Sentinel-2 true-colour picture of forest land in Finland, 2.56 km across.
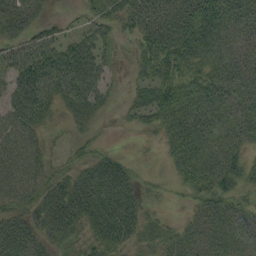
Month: September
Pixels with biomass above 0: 86%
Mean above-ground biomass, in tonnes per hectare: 44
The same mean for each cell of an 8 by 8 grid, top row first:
67 16 17 49 66 69 58 51
38 47 64 23 49 59 60 41
49 61 78 17 26 61 51 51
59 35 41 10 36 64 54 41
59 26 32 9 9 51 50 36
65 48 48 59 18 25 52 40
49 65 63 57 31 7 42 33
63 42 35 45 28 32 32 41
